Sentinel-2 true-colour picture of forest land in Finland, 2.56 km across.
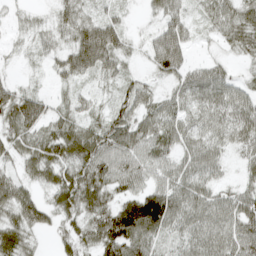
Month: April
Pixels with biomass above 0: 81%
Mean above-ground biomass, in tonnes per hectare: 43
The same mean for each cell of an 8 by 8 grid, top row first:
11 12 48 25 12 42 31 49
7 23 73 65 22 84 8 40
14 10 28 25 20 43 56 22
42 8 28 37 47 44 49 54
31 42 63 63 55 46 52 41
27 33 50 59 43 52 41 17
55 18 48 58 138 71 61 57
57 5 43 94 74 29 61 72
